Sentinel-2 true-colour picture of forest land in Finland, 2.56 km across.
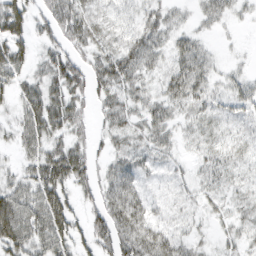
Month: March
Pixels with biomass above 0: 81%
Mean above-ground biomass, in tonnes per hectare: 36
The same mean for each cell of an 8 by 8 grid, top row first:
56 41 46 31 32 19 31 13
50 23 35 36 56 33 15 3
41 42 44 58 31 44 34 23
28 67 37 40 35 25 28 23
28 47 31 27 30 21 21 21
26 69 47 50 29 14 22 15
77 74 21 60 42 13 18 18
68 62 28 51 60 35 11 21
